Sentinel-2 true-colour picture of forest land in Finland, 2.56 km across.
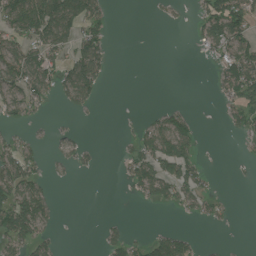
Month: July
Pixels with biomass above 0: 38%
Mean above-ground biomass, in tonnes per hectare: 39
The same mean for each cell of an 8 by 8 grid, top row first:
116 141 114 15 1 5 78 83
64 86 76 18 0 0 40 81
86 72 118 9 0 0 3 112
47 10 15 0 6 32 0 52
40 11 24 1 62 98 1 9
85 19 7 0 73 81 18 2
110 53 0 0 6 28 33 1
71 34 0 38 32 69 2 0
